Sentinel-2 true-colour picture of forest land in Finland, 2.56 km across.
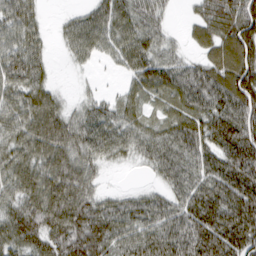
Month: March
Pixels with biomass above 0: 86%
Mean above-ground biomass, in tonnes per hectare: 63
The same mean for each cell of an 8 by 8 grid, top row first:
74 10 30 67 63 8 68 101
77 27 51 46 68 24 50 106
78 36 4 3 57 69 76 96
75 79 32 36 33 48 68 91
68 96 69 63 58 74 65 100
73 81 78 3 6 59 64 93
61 96 85 51 59 60 85 93
71 72 95 73 75 85 100 91
